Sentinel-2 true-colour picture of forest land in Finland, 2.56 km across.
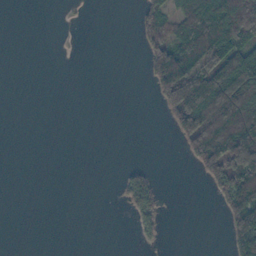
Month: November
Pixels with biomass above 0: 28%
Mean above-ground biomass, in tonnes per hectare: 41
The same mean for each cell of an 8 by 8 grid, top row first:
0 0 1 0 42 53 115 218
0 0 0 0 35 93 115 82
0 0 0 0 13 194 149 149
0 0 0 0 0 113 194 161
0 0 0 0 0 16 178 156
0 0 0 1 29 0 58 132
0 0 0 1 65 0 1 132
0 0 0 0 13 0 0 96
